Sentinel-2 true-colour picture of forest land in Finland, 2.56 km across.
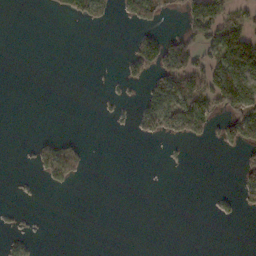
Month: November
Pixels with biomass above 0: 21%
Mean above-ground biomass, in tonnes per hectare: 22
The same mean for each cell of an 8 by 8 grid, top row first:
0 4 36 18 76 16 119 34
0 0 0 0 69 78 54 114
0 0 0 4 32 67 81 85
0 0 0 7 51 95 75 67
1 31 14 0 5 13 16 59
1 39 17 0 0 0 0 23
3 0 0 0 0 0 1 19
13 1 0 0 0 0 0 0
